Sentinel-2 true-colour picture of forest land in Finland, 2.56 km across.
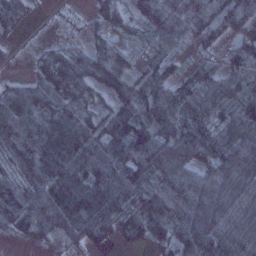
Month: January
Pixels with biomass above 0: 88%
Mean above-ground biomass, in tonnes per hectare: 69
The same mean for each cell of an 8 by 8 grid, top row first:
45 4 5 38 49 60 43 99
5 23 22 39 19 16 39 49
20 52 80 76 65 67 79 83
101 64 61 73 70 99 110 82
88 107 95 74 123 106 106 115
50 104 96 109 58 79 85 103
93 104 159 90 64 77 83 79
18 24 43 25 42 75 99 79
